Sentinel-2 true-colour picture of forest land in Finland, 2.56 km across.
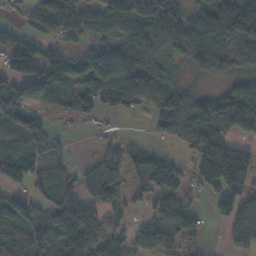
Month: November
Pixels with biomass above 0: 75%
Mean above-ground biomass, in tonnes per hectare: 82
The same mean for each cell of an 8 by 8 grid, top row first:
26 126 90 133 177 137 100 148
74 44 27 92 210 144 207 104
76 106 108 186 104 44 55 62
66 34 44 47 28 116 113 120
33 32 1 23 27 29 131 58
90 59 68 85 90 65 147 141
81 64 109 55 38 74 19 94
66 50 119 65 69 51 7 51
